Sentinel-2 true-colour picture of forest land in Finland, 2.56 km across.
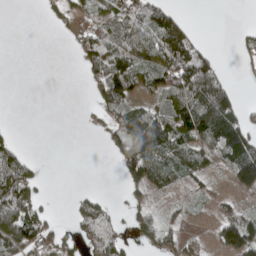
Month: May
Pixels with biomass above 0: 51%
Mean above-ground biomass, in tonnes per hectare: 58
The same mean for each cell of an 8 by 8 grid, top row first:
0 14 32 56 96 64 0 0
0 0 48 112 107 147 30 21
0 0 8 151 77 161 200 10
0 0 2 72 82 75 151 64
36 0 0 40 188 111 106 130
135 7 0 2 111 62 40 78
149 28 41 27 43 22 15 41
137 66 49 73 31 52 28 103
